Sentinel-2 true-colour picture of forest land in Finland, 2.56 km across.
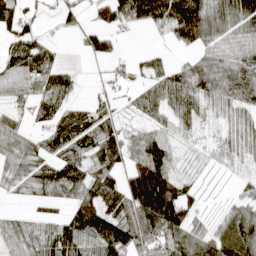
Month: April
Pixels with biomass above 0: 76%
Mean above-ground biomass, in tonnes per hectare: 63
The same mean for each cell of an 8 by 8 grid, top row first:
68 11 27 82 116 154 108 105
74 45 22 59 8 31 57 49
82 71 16 15 29 60 96 120
23 46 38 29 30 49 25 55
45 50 73 76 67 23 13 36
41 73 78 72 187 66 8 15
9 23 85 77 160 150 8 47
53 83 102 123 80 81 73 148
